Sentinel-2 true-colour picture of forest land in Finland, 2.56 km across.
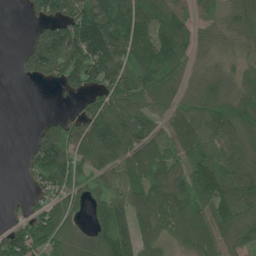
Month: June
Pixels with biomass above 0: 79%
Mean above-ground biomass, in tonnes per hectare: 101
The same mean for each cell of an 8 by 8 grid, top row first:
1 86 141 149 165 142 71 119
10 158 146 146 142 158 65 62
8 51 96 129 137 95 99 80
0 14 59 130 101 95 136 135
1 137 99 143 115 105 122 116
3 130 80 93 118 113 143 153
21 91 50 124 124 124 109 141
115 123 86 159 100 69 117 102
